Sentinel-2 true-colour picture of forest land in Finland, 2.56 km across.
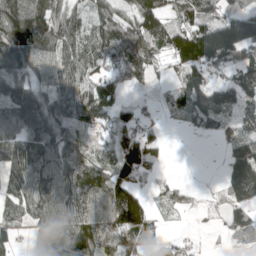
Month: May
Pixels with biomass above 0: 80%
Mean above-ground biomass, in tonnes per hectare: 92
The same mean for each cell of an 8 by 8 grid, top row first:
136 133 59 106 149 79 112 138
146 79 85 138 135 153 215 185
83 79 81 75 57 42 87 96
89 103 103 76 32 46 144 60
107 124 93 65 98 0 1 79
87 124 110 104 50 7 0 155
58 114 116 162 128 36 14 95
36 149 167 96 135 37 4 59
